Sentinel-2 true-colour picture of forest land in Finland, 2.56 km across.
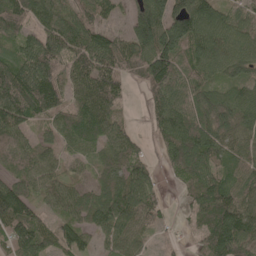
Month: May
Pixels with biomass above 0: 87%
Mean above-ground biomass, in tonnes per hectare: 86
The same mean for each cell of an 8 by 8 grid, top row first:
95 89 88 47 110 126 108 68
67 124 108 101 107 131 117 94
130 133 88 95 84 95 70 65
131 88 80 81 23 106 79 95
87 50 60 83 27 110 115 81
73 83 38 79 63 46 80 79
158 52 87 111 96 11 103 110
97 65 69 64 42 15 93 135
